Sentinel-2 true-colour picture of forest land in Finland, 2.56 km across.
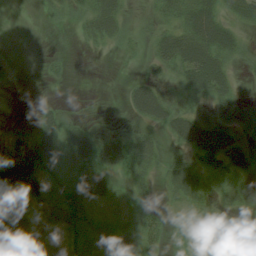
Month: August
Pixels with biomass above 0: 72%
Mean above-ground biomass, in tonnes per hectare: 28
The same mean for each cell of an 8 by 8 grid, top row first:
0 9 24 50 9 33 58 33
2 1 4 10 12 70 75 30
4 7 0 0 26 23 67 10
0 19 1 0 56 34 25 34
29 47 43 39 39 24 71 32
70 34 35 36 25 38 27 23
72 32 39 15 17 12 25 20
73 47 18 19 36 9 18 13
